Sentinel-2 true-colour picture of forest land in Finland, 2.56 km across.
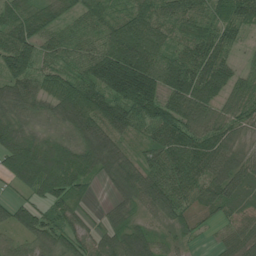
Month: June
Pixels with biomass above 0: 92%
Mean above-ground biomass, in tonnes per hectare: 77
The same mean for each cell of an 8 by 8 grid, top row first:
70 59 48 63 73 76 65 80
100 60 59 94 102 57 92 33
84 64 79 141 144 109 119 61
63 52 114 101 105 100 72 66
84 78 88 88 46 95 91 52
82 133 86 69 87 85 80 84
65 72 55 44 53 79 58 64
42 78 68 68 84 38 14 80
